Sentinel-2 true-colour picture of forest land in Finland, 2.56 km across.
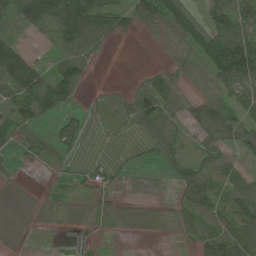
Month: July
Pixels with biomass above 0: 60%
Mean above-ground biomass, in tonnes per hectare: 42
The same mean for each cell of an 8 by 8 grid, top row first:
64 94 129 54 67 55 62 102
76 21 93 8 2 27 74 143
141 97 53 3 35 39 50 93
66 67 12 35 77 36 90 44
19 16 19 8 21 42 43 56
5 2 14 17 0 32 50 43
0 3 1 6 0 26 54 84
1 1 6 1 0 7 53 74
